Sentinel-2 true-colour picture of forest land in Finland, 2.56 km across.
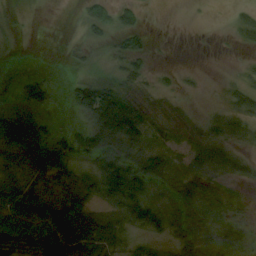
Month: August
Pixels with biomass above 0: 61%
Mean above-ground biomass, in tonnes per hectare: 40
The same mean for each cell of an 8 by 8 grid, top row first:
2 0 18 57 19 0 1 10
0 0 10 19 35 0 0 4
8 23 40 42 27 8 2 13
51 17 48 165 79 22 7 39
121 90 51 61 66 27 40 16
39 73 50 92 82 33 47 19
101 71 72 46 86 42 27 17
73 84 70 48 19 39 42 32
